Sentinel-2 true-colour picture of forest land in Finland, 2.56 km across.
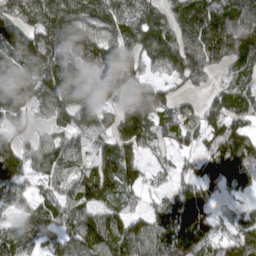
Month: April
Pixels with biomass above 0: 88%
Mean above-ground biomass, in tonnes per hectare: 100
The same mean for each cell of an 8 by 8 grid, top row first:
100 149 142 132 110 104 185 159
118 129 125 102 115 128 159 136
112 150 119 94 74 65 48 78
94 79 145 73 125 79 64 92
78 64 55 94 86 54 64 118
114 72 83 137 45 45 83 115
36 74 100 67 36 138 98 36
108 70 118 142 123 176 108 94
